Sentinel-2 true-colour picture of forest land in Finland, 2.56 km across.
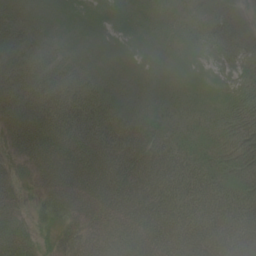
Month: June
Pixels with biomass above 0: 96%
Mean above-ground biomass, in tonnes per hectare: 40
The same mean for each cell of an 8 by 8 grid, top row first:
26 22 23 21 19 13 20 11
41 24 20 19 19 23 23 28
38 39 29 24 21 20 17 17
48 53 42 36 25 19 22 41
43 75 71 51 49 36 29 41
28 62 77 71 58 50 40 35
40 37 59 65 64 53 49 44
74 17 52 94 97 64 55 54
